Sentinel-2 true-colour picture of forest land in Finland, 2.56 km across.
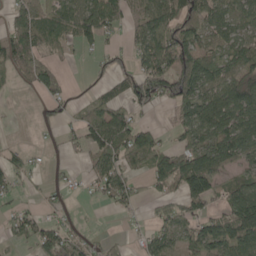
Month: May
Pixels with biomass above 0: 62%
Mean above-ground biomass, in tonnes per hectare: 53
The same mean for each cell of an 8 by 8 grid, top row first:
53 63 74 67 58 79 61 59
93 40 29 17 60 113 52 66
26 54 1 25 87 115 89 87
1 25 19 66 26 34 95 107
7 5 37 78 68 28 82 112
42 12 12 72 31 100 113 34
22 23 5 21 12 44 41 130
22 75 45 17 30 40 80 110
